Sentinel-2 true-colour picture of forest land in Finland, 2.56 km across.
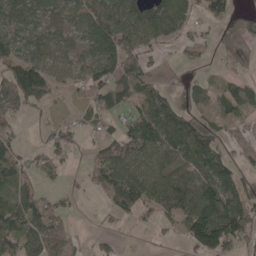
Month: May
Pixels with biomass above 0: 68%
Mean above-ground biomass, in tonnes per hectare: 61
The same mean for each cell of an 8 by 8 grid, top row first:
69 63 71 90 89 86 45 44
59 74 50 100 65 22 24 63
97 83 42 85 98 30 18 30
37 86 74 48 78 68 40 39
34 45 36 69 107 102 86 21
48 21 14 94 91 70 89 58
79 57 7 41 57 73 133 95
66 65 7 16 2 12 159 77
